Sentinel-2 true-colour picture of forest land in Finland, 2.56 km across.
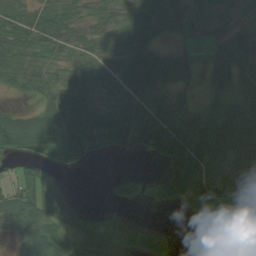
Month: August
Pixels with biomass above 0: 73%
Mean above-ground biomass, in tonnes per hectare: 37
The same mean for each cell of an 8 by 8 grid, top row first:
38 45 32 31 26 34 26 17
41 38 35 33 49 13 25 56
30 38 42 42 71 24 23 42
20 38 58 44 53 41 29 47
49 57 61 42 51 97 55 36
22 26 5 14 12 83 51 19
66 59 25 20 6 17 35 31
38 46 43 53 46 5 0 35
